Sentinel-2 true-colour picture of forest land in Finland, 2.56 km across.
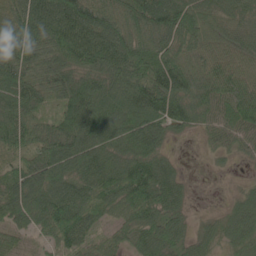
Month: June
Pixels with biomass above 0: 94%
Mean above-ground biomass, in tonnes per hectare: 91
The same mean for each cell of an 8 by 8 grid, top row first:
103 115 129 91 118 124 84 76
107 116 143 141 103 86 69 85
109 106 96 104 135 125 91 99
104 57 117 107 117 106 70 109
81 111 125 93 94 16 28 49
73 115 108 126 154 66 10 13
109 121 116 81 141 66 11 67
61 59 87 54 79 68 44 71
